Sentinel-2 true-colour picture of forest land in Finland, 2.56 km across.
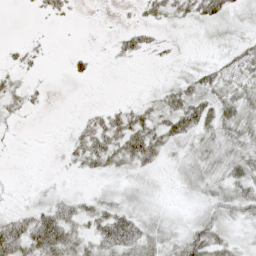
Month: May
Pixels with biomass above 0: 66%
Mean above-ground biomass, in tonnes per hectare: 23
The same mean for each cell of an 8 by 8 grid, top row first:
0 13 2 1 17 28 40 17
8 5 2 9 23 7 9 25
19 3 9 0 2 20 35 33
18 3 5 22 34 63 44 42
4 1 36 47 63 31 25 33
2 3 12 19 16 13 26 33
12 31 31 34 19 6 24 33
57 71 34 58 41 25 47 18
